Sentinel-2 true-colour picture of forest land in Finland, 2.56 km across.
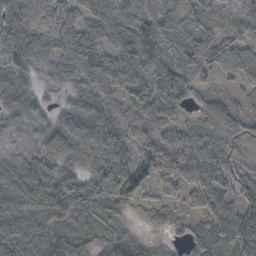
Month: October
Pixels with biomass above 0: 91%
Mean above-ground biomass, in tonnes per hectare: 61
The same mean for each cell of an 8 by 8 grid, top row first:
99 100 65 72 80 57 40 61
57 69 91 52 89 43 63 59
39 22 57 67 72 72 24 41
52 40 68 59 72 48 44 36
20 55 97 83 60 86 56 37
69 73 45 106 78 63 83 46
74 80 72 67 34 26 67 66
76 82 59 57 25 13 42 79
